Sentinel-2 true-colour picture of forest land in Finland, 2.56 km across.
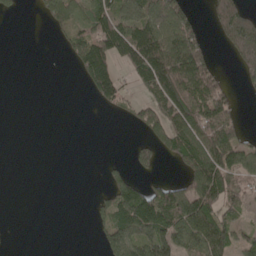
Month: May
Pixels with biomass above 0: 45%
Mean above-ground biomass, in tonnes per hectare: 65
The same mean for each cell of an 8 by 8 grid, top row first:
15 66 72 118 101 115 30 114
0 1 91 128 177 179 39 104
0 0 29 133 115 196 111 26
0 0 0 21 76 140 142 21
0 0 0 0 48 115 137 77
0 0 0 27 27 24 193 74
0 0 0 84 140 148 131 43
0 0 0 95 98 106 147 56
